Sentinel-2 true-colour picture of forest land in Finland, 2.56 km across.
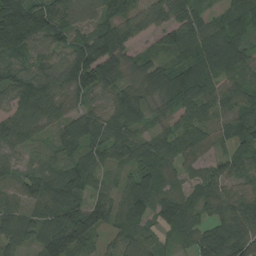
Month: August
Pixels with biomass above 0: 92%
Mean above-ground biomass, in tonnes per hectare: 80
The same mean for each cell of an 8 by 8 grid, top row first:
194 141 80 86 80 98 45 81
107 77 126 131 25 66 107 71
119 113 150 98 56 88 83 52
98 111 67 76 57 68 63 60
84 31 85 92 68 78 53 58
54 74 89 28 72 48 51 58
49 82 110 80 81 85 43 99
59 100 105 31 73 28 85 102
